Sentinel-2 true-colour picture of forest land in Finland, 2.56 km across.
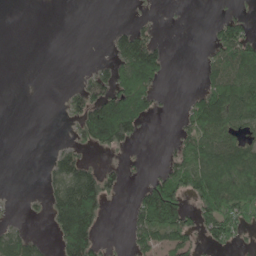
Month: May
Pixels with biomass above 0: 41%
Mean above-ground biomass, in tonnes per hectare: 51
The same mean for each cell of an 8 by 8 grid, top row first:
0 0 0 0 8 1 2 32
0 0 0 33 114 1 25 105
0 0 17 80 119 1 46 105
0 0 67 176 79 8 156 102
0 2 43 89 7 35 89 74
0 32 115 37 13 79 111 111
3 50 219 7 113 133 93 105
66 16 168 7 60 72 38 29
